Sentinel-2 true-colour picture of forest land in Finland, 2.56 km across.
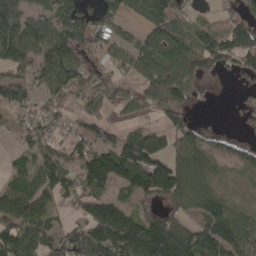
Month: April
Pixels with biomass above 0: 73%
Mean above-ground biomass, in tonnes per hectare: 87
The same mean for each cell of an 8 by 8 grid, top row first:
111 66 121 88 62 87 26 51
137 97 81 70 87 127 114 109
107 97 74 66 69 102 29 23
47 56 61 43 44 62 2 14
27 82 87 82 179 94 72 49
47 100 101 145 149 175 89 49
121 71 61 114 28 72 136 41
132 84 85 170 170 172 132 104
